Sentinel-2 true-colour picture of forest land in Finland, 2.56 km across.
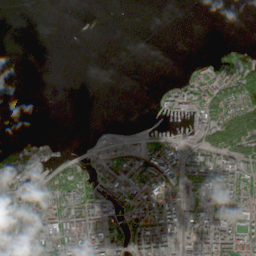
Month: June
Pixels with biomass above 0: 46%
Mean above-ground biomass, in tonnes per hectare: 51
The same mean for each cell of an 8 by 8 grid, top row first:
0 0 0 0 0 0 0 0
0 0 0 0 0 0 3 24
0 0 0 0 0 24 88 135
0 0 0 0 0 48 86 136
17 18 1 16 28 53 86 137
59 36 79 96 106 86 116 99
107 128 137 91 111 53 100 103
117 114 155 83 123 87 102 103
